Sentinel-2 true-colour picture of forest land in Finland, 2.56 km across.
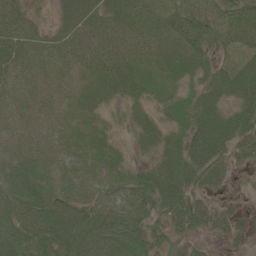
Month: June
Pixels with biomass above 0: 91%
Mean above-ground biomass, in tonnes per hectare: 39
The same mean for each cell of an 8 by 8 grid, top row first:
39 10 42 39 45 55 56 44
39 32 57 42 33 44 40 38
28 30 23 46 26 25 30 51
25 29 16 18 23 33 51 50
24 21 21 25 26 38 72 46
48 30 26 33 34 46 46 8
59 68 42 48 52 49 27 12
67 80 67 79 67 39 14 20
